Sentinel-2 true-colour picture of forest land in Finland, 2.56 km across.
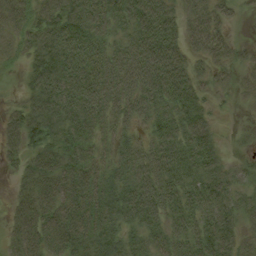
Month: August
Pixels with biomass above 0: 85%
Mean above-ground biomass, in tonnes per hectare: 58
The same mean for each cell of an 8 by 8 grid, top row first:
63 71 95 62 74 47 59 11
38 81 91 48 76 60 64 21
7 87 95 70 79 86 29 23
28 85 87 51 51 59 29 6
48 68 70 35 41 68 55 6
26 79 79 52 71 61 64 29
43 75 87 71 86 64 71 41
57 76 78 61 54 66 80 46
